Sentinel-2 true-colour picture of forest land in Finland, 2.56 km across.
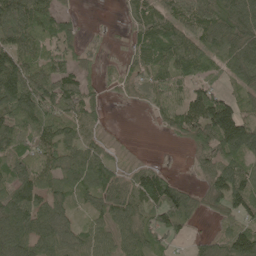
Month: May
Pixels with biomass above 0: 80%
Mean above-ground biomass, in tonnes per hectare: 64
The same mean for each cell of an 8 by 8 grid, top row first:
105 74 14 0 67 66 60 97
81 56 28 5 70 96 55 83
121 82 61 18 55 70 52 44
103 100 87 3 9 82 119 61
74 87 65 14 0 9 68 109
92 70 65 57 77 22 48 87
127 74 28 66 73 117 36 72
107 82 66 57 74 35 36 81
